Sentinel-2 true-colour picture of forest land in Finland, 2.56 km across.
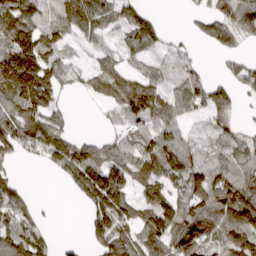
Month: March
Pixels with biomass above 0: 73%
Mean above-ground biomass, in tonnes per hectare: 67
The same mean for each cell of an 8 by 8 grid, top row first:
116 71 102 50 65 0 48 85
134 82 25 25 64 26 16 29
150 102 26 66 65 43 45 59
84 79 2 30 100 61 65 32
90 107 66 55 93 77 36 76
28 7 89 112 74 83 81 86
86 5 11 132 73 75 76 130
98 46 10 116 77 80 86 89
